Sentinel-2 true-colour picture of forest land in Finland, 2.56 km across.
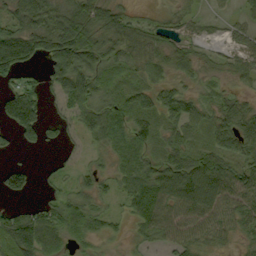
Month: September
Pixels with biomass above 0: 74%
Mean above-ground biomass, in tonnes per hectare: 45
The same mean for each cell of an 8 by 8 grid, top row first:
56 68 78 53 15 21 14 20
21 58 99 44 41 34 11 26
35 45 82 28 26 25 13 26
106 27 57 52 48 55 35 54
24 22 15 37 46 46 39 66
57 10 21 28 51 81 101 65
31 54 63 15 46 73 79 56
116 83 31 12 22 53 36 19
